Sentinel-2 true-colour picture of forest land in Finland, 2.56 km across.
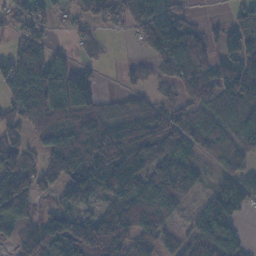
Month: November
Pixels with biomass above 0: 74%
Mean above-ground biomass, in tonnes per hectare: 75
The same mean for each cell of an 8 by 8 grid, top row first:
59 60 55 71 121 99 8 43
49 38 27 7 63 169 91 137
106 110 1 1 49 90 102 137
80 121 70 44 64 85 77 97
60 60 113 123 118 102 80 96
126 47 44 44 38 45 20 76
134 47 43 42 16 24 85 82
59 153 187 120 52 25 123 77
